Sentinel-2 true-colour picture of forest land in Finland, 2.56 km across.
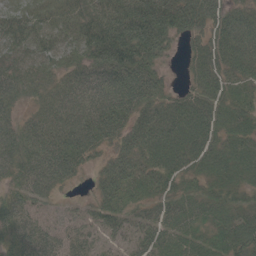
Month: May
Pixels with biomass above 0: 91%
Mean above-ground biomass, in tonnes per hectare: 52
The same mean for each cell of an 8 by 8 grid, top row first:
32 37 47 69 76 77 60 46
44 47 53 90 71 16 51 63
51 34 51 71 69 8 56 45
29 47 61 76 52 56 57 49
64 68 71 42 62 71 59 54
47 69 21 64 57 50 49 51
48 26 20 59 43 51 49 46
53 49 44 25 44 49 44 75
